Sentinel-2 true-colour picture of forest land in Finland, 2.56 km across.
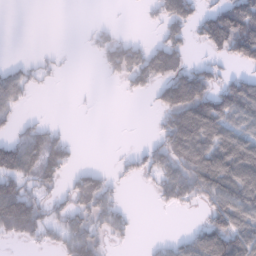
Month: January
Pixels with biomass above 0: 50%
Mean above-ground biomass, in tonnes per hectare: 60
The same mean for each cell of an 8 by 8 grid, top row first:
0 0 0 1 9 97 56 141
0 4 2 70 56 81 48 102
60 10 0 18 72 112 82 62
37 4 2 0 1 126 133 128
73 87 9 0 13 112 124 133
93 68 53 23 29 99 141 170
156 43 78 62 0 31 61 127
40 37 98 33 3 30 139 134
